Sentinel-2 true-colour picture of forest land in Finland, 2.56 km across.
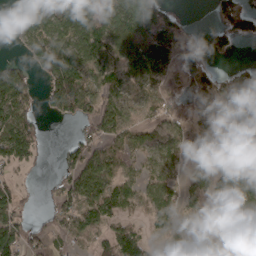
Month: March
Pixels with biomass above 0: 66%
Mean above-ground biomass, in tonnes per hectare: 53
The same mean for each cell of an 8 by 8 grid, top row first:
7 54 94 73 97 30 5 80
6 89 77 53 90 68 36 10
68 66 82 45 65 28 61 53
76 34 67 51 28 32 43 74
88 14 47 56 26 28 59 64
26 5 70 63 32 28 105 84
51 14 64 52 33 47 75 124
82 33 27 19 12 67 64 110
